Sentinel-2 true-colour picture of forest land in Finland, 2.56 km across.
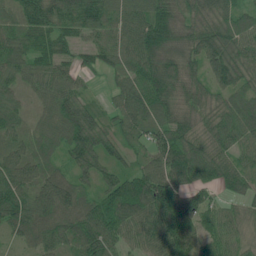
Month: June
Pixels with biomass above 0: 96%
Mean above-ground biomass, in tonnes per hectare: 78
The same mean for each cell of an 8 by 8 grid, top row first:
54 83 84 75 97 76 80 53
76 73 43 65 110 77 92 70
58 62 37 28 100 95 74 75
67 67 126 46 96 76 85 95
59 60 128 69 50 118 93 68
89 67 61 69 92 109 84 82
98 95 83 128 116 116 65 44
32 73 93 79 71 86 64 47
